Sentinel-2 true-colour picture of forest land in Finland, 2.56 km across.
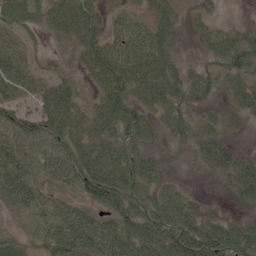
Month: June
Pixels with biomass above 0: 89%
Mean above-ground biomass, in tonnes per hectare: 60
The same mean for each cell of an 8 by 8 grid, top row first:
27 45 84 28 38 48 30 8
38 15 58 64 65 41 40 96
54 36 29 87 90 82 65 62
45 82 55 90 59 68 35 51
48 59 82 90 63 46 67 25
61 46 93 112 97 27 31 79
34 43 46 86 84 96 38 31
30 58 82 77 113 105 106 93
